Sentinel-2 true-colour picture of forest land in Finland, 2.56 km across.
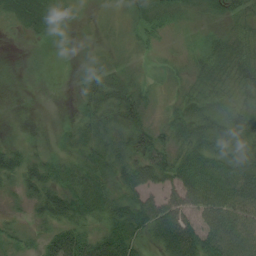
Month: August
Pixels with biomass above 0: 87%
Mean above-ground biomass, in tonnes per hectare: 34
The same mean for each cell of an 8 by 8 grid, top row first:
30 25 6 8 29 22 27 36
1 10 7 8 17 13 40 48
6 7 19 32 11 14 50 59
9 4 16 34 25 31 41 43
13 7 24 34 43 41 52 48
26 33 32 31 50 56 72 72
8 33 38 38 57 59 76 68
17 29 46 57 30 95 69 67
